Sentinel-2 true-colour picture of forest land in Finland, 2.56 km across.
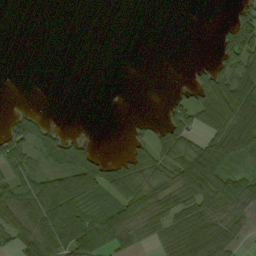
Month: September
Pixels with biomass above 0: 50%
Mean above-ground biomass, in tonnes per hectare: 40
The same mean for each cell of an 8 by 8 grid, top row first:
0 0 0 0 0 0 0 58
0 0 0 0 0 0 1 114
0 0 0 0 0 2 62 105
21 5 0 0 0 48 82 118
81 66 41 0 38 68 63 91
60 34 67 79 84 69 103 46
69 59 53 70 84 56 53 43
58 83 105 77 30 41 39 31
